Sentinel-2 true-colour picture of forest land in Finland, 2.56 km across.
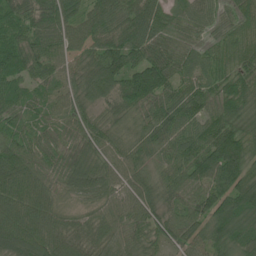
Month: June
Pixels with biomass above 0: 98%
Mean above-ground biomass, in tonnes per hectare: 76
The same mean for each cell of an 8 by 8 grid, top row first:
68 85 75 80 91 49 59 54
84 83 70 91 96 70 49 60
80 57 70 116 141 78 57 80
69 45 62 53 66 87 67 93
84 55 71 59 50 77 108 123
118 62 83 66 53 70 135 116
96 66 34 62 77 59 104 96
104 88 64 60 59 56 76 66
